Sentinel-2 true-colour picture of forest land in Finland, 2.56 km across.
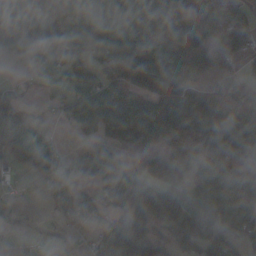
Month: November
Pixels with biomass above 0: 73%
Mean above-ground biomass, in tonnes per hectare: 81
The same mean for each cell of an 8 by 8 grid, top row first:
80 39 82 110 149 80 137 73
61 117 82 154 155 101 77 108
12 37 82 93 126 105 57 46
77 11 132 186 124 142 105 75
110 55 15 59 78 76 99 91
36 54 35 84 57 39 96 77
11 12 59 51 123 127 140 89
2 7 7 93 105 84 109 85
